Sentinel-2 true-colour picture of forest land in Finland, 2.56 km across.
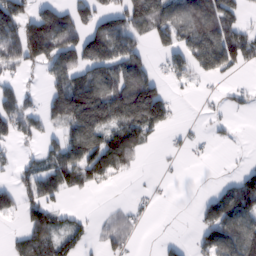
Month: February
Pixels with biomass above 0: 53%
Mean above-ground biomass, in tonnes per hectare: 68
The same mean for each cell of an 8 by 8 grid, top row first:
101 101 74 79 126 98 139 54
94 162 142 151 42 77 188 115
32 58 92 92 98 34 33 8
91 76 198 150 182 22 8 14
36 38 123 117 48 9 12 5
35 82 92 57 2 2 0 17
46 89 10 10 15 0 50 114
31 84 47 45 3 10 70 129
